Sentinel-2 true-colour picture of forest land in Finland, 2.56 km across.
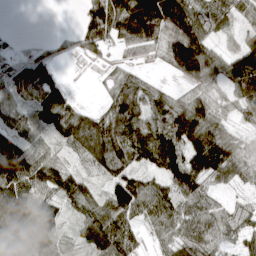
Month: April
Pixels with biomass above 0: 85%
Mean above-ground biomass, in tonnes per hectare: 86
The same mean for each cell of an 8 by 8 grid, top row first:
0 0 36 167 212 165 95 59
15 16 40 53 77 137 91 61
85 85 1 40 51 26 84 125
92 155 81 108 104 133 103 41
99 55 114 149 126 160 159 57
136 105 66 78 64 124 106 52
133 67 65 118 94 97 76 48
90 69 61 129 35 86 105 55
